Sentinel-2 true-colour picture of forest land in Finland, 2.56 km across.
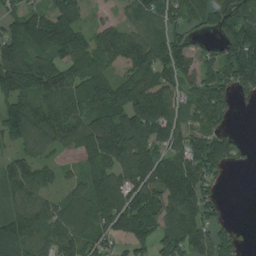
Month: August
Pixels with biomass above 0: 81%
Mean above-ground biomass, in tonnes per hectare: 91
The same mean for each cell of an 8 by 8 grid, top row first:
69 102 64 16 85 79 70 118
110 110 101 101 111 87 25 155
139 118 94 68 91 71 81 113
123 130 108 128 162 93 118 12
56 84 83 142 117 92 109 32
100 55 54 109 90 125 71 0
85 68 80 144 118 131 78 0
171 95 90 59 60 123 98 35
